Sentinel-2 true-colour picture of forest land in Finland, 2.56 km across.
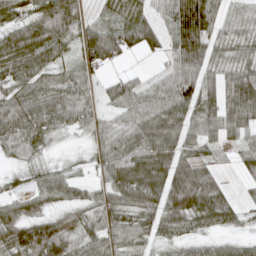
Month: April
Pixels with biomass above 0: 83%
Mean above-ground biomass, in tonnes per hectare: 54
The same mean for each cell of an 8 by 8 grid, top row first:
52 49 36 20 37 98 78 44
39 44 69 79 49 80 68 54
45 42 57 26 30 81 53 59
90 71 65 30 64 85 55 53
74 26 6 54 68 69 49 41
14 46 23 56 57 87 66 18
49 40 40 55 65 86 91 32
77 101 50 51 33 34 34 31
